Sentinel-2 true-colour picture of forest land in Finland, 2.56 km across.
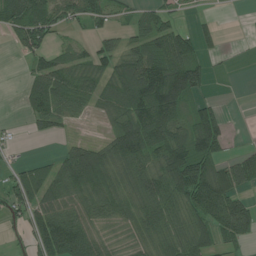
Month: July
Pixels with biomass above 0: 67%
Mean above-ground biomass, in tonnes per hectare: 61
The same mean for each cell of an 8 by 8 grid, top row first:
95 83 59 31 40 23 9 1
29 50 28 39 71 105 22 2
2 88 64 76 119 125 31 0
3 80 31 57 108 88 72 0
11 2 43 71 116 99 107 6
48 72 123 77 74 107 108 89
65 85 66 63 72 62 114 72
24 105 99 34 51 68 62 49
